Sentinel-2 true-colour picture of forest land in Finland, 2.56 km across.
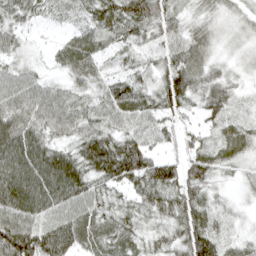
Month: April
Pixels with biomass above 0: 93%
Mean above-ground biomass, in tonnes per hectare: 49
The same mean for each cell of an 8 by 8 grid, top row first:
46 22 33 69 67 38 24 22
30 15 61 39 34 52 34 15
44 23 33 38 32 71 47 15
54 54 48 59 54 40 35 15
79 53 55 70 50 28 34 50
90 94 79 73 75 64 50 18
90 65 56 45 46 70 44 11
100 87 62 65 36 52 75 26
